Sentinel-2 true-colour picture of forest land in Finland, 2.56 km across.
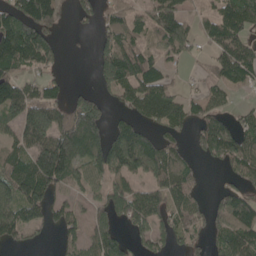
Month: May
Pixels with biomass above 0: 66%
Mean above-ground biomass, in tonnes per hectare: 76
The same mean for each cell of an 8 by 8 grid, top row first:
107 91 31 54 45 82 38 98
176 90 2 89 66 63 37 86
92 48 0 92 101 21 34 67
114 120 125 32 71 72 57 27
81 140 169 128 127 45 90 92
122 155 65 80 75 101 7 59
136 86 26 76 108 76 53 122
42 7 57 92 37 41 49 105
